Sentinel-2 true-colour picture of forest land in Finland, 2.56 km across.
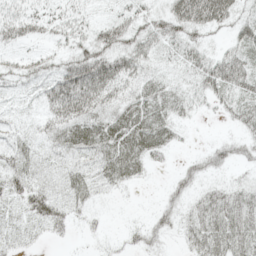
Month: May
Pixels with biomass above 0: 76%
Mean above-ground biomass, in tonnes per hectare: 32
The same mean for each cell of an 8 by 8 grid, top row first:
38 25 21 18 30 62 69 32
19 15 34 50 42 28 21 44
25 37 81 68 39 19 48 51
15 35 58 42 48 30 11 37
26 30 51 52 54 17 14 30
44 27 38 38 14 20 25 10
22 47 22 3 3 31 41 47
18 11 5 8 30 12 49 47
